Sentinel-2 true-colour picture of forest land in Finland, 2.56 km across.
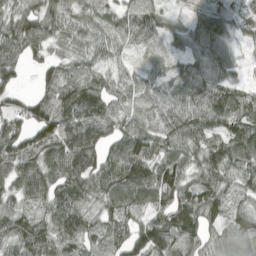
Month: April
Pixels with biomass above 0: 91%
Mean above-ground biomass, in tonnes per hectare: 82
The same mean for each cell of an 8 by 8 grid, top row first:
85 91 75 55 85 27 65 54
87 71 57 50 40 36 77 35
47 57 64 57 54 71 89 43
76 104 133 74 64 85 110 84
94 111 133 74 113 89 80 130
85 100 124 109 118 109 92 92
61 78 97 77 85 129 105 49
89 99 87 66 109 103 66 84
